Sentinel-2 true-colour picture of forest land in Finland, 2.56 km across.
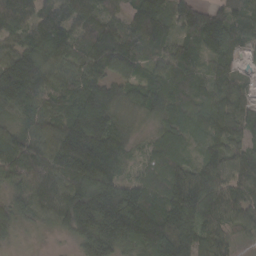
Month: March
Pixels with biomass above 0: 96%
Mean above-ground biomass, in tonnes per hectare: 111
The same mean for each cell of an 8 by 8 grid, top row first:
123 118 128 66 184 123 140 75
92 154 86 145 113 77 101 67
223 109 107 102 75 100 68 65
107 96 142 107 71 104 105 96
133 123 211 132 35 81 82 74
119 127 157 126 65 109 114 91
93 104 168 191 163 146 124 105
38 12 102 165 141 187 101 31
